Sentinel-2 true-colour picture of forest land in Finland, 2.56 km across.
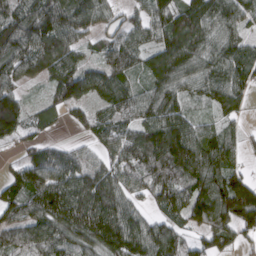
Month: March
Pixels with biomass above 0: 88%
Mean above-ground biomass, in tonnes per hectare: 98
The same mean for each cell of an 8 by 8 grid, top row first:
91 126 119 53 63 114 90 85
124 131 69 91 83 142 102 94
66 62 115 103 55 113 99 94
145 69 51 87 101 114 41 59
44 47 35 93 153 172 114 46
65 113 110 97 97 137 148 89
104 134 144 135 49 95 153 183
75 106 100 135 128 85 74 58
